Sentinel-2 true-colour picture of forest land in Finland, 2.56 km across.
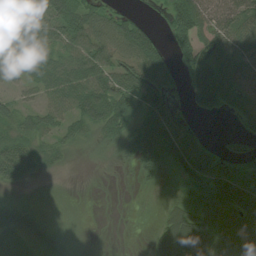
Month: August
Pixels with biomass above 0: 74%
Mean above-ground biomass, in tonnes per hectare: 50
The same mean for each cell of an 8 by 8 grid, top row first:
20 53 80 42 13 75 46 50
62 45 58 53 70 52 57 56
27 64 78 61 86 51 131 62
37 49 60 79 92 54 48 49
52 27 21 28 93 113 64 26
48 9 1 5 24 41 140 111
25 6 2 2 3 39 88 115
26 26 6 1 5 88 75 56
